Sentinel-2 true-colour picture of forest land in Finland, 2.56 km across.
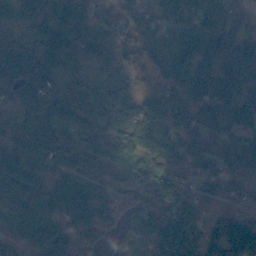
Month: November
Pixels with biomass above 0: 93%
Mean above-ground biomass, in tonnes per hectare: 85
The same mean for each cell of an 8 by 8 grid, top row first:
41 80 86 72 52 96 45 48
48 98 107 76 93 73 90 107
78 80 55 55 16 92 132 116
51 95 100 75 74 88 91 106
99 94 67 81 103 72 54 134
86 56 67 36 79 85 72 77
91 50 103 94 97 171 42 64
66 119 121 41 99 190 123 176
